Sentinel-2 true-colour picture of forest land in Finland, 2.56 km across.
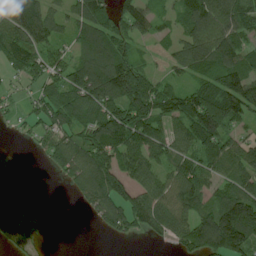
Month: July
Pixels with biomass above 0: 76%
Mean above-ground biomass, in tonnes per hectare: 90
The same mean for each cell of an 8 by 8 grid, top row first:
185 118 100 84 98 67 152 127
140 90 73 114 44 78 125 81
30 80 120 167 105 51 83 136
22 87 96 113 110 90 137 111
6 71 76 137 135 82 118 76
41 6 89 107 81 97 71 96
83 0 24 107 106 109 93 186
91 8 0 19 19 62 157 177
